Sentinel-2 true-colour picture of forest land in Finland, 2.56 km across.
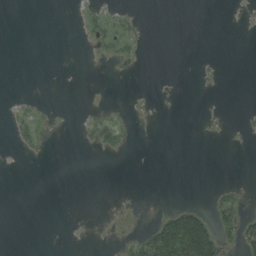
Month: August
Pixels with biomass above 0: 10%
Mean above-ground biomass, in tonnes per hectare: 7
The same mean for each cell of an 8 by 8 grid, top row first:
0 0 4 10 2 0 0 1
0 0 1 12 5 0 0 0
0 0 0 0 0 0 2 0
6 2 1 2 1 0 2 2
7 3 2 12 0 0 0 2
0 0 0 0 0 0 0 0
0 0 0 0 0 21 17 21
0 0 0 1 28 150 108 44
